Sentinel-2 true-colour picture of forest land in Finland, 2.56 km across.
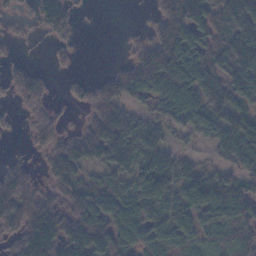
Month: November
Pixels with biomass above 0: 71%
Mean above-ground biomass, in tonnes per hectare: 71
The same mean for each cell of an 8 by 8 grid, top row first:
16 95 11 0 4 101 96 123
4 10 9 0 57 121 69 122
46 31 14 62 98 131 91 134
12 30 14 93 45 72 82 81
2 47 97 130 99 27 41 125
67 46 70 60 100 95 75 75
94 96 120 129 85 96 105 99
69 141 141 119 92 70 36 52
